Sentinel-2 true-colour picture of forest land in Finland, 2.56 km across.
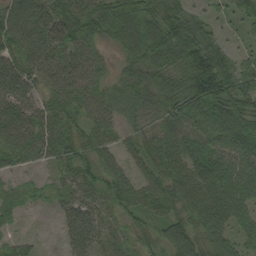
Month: August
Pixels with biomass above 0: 93%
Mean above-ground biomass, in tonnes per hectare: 60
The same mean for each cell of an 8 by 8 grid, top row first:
75 77 94 75 74 81 32 40
69 90 59 29 92 86 78 24
78 55 68 32 60 73 139 76
80 51 49 47 50 78 78 75
82 61 54 39 48 72 66 66
25 24 61 63 41 63 94 73
31 16 59 41 54 46 86 64
28 5 65 35 43 88 63 45
